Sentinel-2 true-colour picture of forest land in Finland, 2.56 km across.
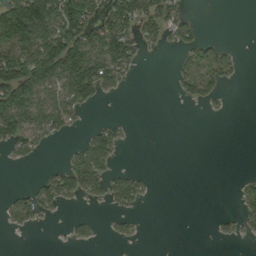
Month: September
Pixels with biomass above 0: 36%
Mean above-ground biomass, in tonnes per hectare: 45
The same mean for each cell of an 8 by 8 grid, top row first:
203 166 155 92 84 47 0 0
136 150 151 129 27 27 44 8
170 126 140 65 1 27 65 11
141 88 32 0 0 0 5 0
49 15 34 60 0 0 0 0
0 34 104 47 17 0 0 10
48 35 5 22 9 0 0 31
0 0 19 12 4 0 3 18
